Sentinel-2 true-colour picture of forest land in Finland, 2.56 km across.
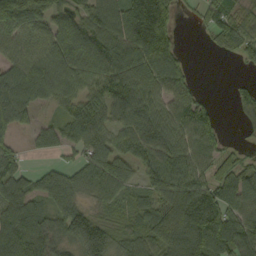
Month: September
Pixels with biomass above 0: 81%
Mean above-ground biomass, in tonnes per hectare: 87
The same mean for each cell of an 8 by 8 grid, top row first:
146 83 75 93 143 40 54 60
107 120 140 109 119 53 10 66
121 147 103 103 99 92 0 12
112 21 85 85 97 92 62 30
45 51 86 85 97 98 89 12
87 55 77 125 58 107 82 97
97 56 73 54 77 145 144 107
113 88 122 75 82 133 169 123
